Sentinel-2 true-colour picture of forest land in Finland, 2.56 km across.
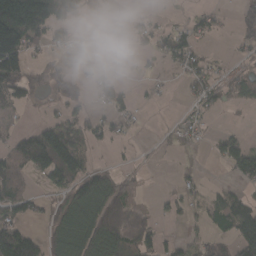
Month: March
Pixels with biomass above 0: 48%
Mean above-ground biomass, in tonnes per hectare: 51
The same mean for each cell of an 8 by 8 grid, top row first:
208 119 30 2 11 4 33 39
167 42 12 2 25 62 10 19
112 23 51 35 11 12 42 58
21 14 35 41 7 4 27 16
59 138 76 24 4 15 19 64
77 72 95 75 8 12 6 43
69 44 101 134 21 33 56 91
142 69 112 100 68 23 54 98
